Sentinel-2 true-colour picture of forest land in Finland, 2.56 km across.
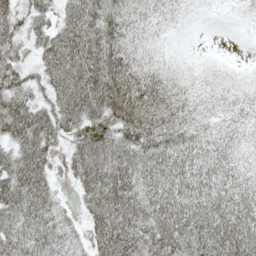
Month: May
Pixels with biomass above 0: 90%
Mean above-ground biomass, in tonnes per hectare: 56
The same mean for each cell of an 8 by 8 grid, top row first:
44 36 78 69 39 19 5 8
33 53 80 72 27 5 1 0
49 51 91 94 65 29 18 14
74 50 84 87 87 60 30 33
52 49 62 79 70 59 45 27
74 44 61 94 73 75 63 46
66 55 27 91 77 84 84 73
56 57 24 85 69 83 78 91
